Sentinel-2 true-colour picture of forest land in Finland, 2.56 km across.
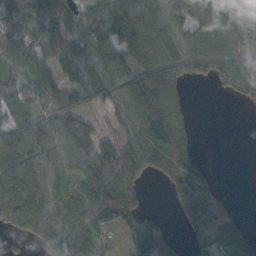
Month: October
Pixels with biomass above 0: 76%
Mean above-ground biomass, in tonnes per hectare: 82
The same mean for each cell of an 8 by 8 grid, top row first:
94 113 97 117 132 94 92 65
83 75 89 34 134 73 78 73
74 71 69 55 139 95 52 68
64 57 47 44 111 61 0 7
128 101 119 74 106 102 0 3
153 109 97 150 61 126 77 0
155 101 144 119 32 93 162 8
32 93 133 39 116 31 76 64
